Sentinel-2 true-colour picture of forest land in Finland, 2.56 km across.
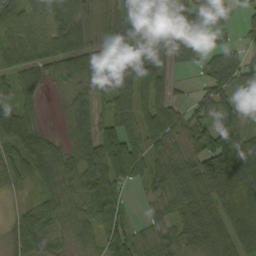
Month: September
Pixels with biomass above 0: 86%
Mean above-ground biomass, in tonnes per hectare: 74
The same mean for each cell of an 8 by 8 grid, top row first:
79 81 91 53 114 65 70 27
70 75 99 72 96 94 90 42
60 52 72 74 91 35 69 90
66 9 61 64 75 50 58 95
68 46 82 106 79 53 103 137
42 58 82 102 60 82 142 167
20 61 46 94 13 68 96 169
60 56 39 68 42 55 94 131
